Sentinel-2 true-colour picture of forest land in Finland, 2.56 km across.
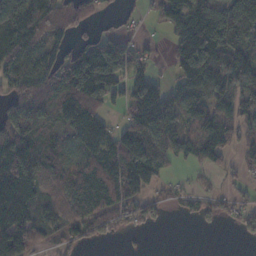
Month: November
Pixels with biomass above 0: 72%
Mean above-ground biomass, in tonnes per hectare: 87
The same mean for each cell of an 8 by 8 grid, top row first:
157 121 70 17 14 108 162 189
138 65 74 157 26 88 229 102
97 93 167 158 83 63 131 82
111 86 134 29 145 129 89 104
124 71 77 105 147 93 98 68
150 63 81 114 113 14 17 28
157 59 60 87 74 18 47 42
124 46 43 15 4 0 0 14
